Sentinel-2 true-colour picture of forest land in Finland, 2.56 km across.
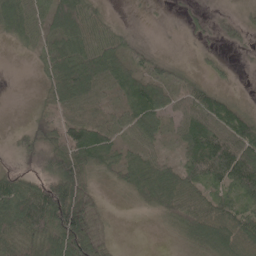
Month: May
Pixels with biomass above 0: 76%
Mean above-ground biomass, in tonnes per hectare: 54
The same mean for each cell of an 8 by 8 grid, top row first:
72 61 91 15 2 3 14 17
12 56 76 59 18 2 8 13
5 40 99 61 58 40 22 3
7 33 61 39 75 38 87 51
27 62 93 51 42 28 102 91
59 90 96 22 84 71 82 103
101 156 132 5 21 73 80 55
63 87 140 19 0 16 77 90
